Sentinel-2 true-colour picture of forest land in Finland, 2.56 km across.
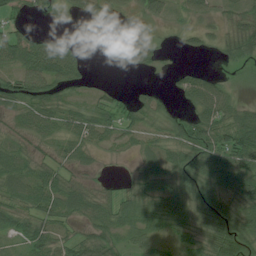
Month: July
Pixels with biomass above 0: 76%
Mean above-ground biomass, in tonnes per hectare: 43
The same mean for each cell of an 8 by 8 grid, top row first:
26 31 37 25 39 21 35 35
71 61 17 27 45 9 20 46
49 72 33 2 2 22 44 11
39 60 46 44 48 19 74 45
35 31 47 27 30 49 77 88
58 59 22 8 48 51 64 72
53 53 52 50 62 58 68 54
27 53 40 39 40 29 59 80
